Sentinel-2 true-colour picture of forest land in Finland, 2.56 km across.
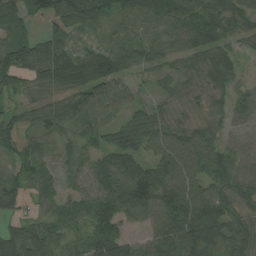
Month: August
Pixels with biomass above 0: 91%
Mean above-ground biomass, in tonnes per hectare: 65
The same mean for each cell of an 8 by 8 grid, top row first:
63 68 78 52 56 85 80 57
92 74 40 50 51 45 72 26
69 71 109 78 20 35 39 32
31 54 67 37 42 24 32 58
39 31 52 64 75 99 76 36
40 40 47 125 115 125 86 68
32 30 51 112 117 144 100 54
75 66 38 110 34 110 104 69
